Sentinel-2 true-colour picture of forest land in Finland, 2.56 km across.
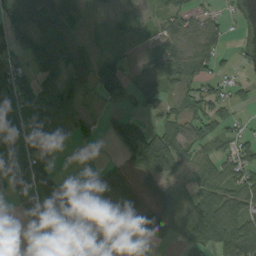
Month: September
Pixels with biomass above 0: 68%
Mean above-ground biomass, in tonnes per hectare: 59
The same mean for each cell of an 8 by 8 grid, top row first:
84 84 29 17 36 65 38 12
35 132 34 15 18 55 72 6
97 69 45 99 32 57 44 21
153 89 47 15 18 39 63 18
87 64 26 18 99 78 54 62
100 76 4 75 64 56 83 85
20 135 65 60 76 86 94 84
5 49 99 29 57 47 64 146
